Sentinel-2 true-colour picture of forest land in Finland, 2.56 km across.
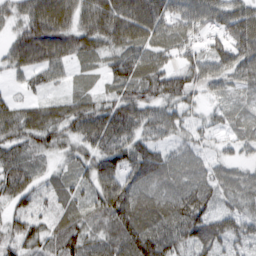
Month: March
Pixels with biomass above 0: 90%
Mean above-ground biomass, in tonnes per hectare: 64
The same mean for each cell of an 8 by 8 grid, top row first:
46 113 71 98 105 77 70 75
66 107 68 51 60 44 38 73
17 39 17 43 80 65 60 47
49 52 68 81 72 50 21 28
53 46 49 78 64 35 25 32
74 26 37 99 108 64 55 42
41 34 48 113 104 101 74 57
58 58 75 78 131 81 118 64
